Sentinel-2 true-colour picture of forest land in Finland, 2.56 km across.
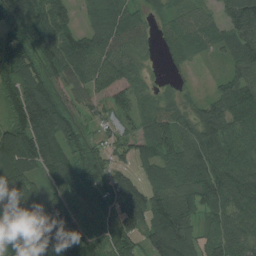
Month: August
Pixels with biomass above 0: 87%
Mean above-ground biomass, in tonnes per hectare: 86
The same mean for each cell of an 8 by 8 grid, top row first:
130 100 37 99 45 47 43 131
102 140 94 83 37 67 52 90
110 100 79 76 35 18 9 73
110 150 55 44 54 62 60 131
131 131 75 45 71 110 103 73
116 72 92 93 58 85 106 85
115 140 69 75 145 132 69 86
19 140 128 83 78 166 71 91
